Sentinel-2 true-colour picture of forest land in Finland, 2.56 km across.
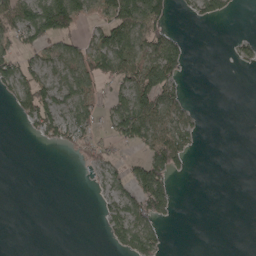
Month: April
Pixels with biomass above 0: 40%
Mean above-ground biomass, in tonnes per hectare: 37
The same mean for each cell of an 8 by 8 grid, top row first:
88 139 60 76 118 12 40 3
52 54 43 109 80 59 0 28
74 43 63 59 109 56 0 0
29 69 52 54 96 57 3 0
0 22 49 36 61 91 0 0
0 0 1 30 95 26 0 0
0 0 0 37 71 14 0 0
0 0 0 28 72 0 0 0
